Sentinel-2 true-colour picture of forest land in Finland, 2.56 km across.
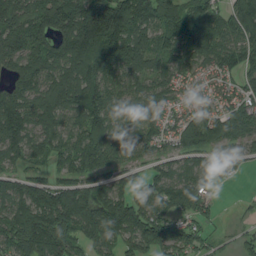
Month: August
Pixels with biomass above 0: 89%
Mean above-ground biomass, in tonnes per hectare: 130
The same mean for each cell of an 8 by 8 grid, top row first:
162 188 222 293 193 157 132 170
151 149 218 200 164 116 140 133
121 125 205 106 108 71 54 79
196 145 157 118 130 67 84 119
144 113 132 165 87 77 114 82
92 73 121 101 67 83 125 42
127 219 187 189 134 92 71 10
150 228 131 107 135 145 53 42
